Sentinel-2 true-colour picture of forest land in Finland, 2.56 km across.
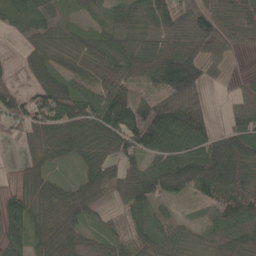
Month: May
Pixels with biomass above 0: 82%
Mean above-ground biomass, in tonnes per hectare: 71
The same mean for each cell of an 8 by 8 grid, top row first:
75 45 28 60 64 59 64 67
9 46 57 77 65 104 78 29
9 78 58 76 60 157 44 18
66 106 120 109 68 109 45 55
17 85 91 108 98 126 111 127
15 56 60 81 106 141 140 132
60 77 96 23 72 10 22 78
55 97 74 33 64 32 37 89
